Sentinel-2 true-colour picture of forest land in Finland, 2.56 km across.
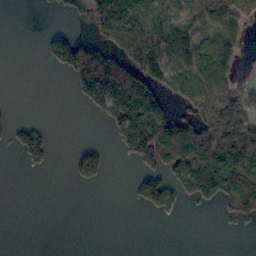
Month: November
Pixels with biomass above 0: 41%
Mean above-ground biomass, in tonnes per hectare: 49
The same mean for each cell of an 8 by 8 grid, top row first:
0 2 28 143 115 66 80 84
0 45 73 69 129 98 81 49
0 0 68 110 86 72 123 46
3 0 3 86 131 36 84 77
47 33 19 15 107 117 118 113
1 4 43 6 54 69 117 132
0 0 0 0 29 31 12 86
0 0 0 0 0 0 0 0
